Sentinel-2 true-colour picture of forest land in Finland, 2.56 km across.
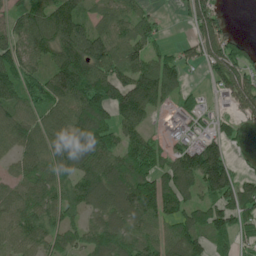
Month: June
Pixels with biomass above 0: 80%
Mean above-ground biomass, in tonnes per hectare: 89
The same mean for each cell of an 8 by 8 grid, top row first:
68 145 104 70 58 10 101 0
97 107 143 102 78 27 88 46
107 118 177 114 118 69 29 105
87 102 145 117 96 45 26 65
100 115 177 82 89 46 93 26
52 94 90 115 110 119 185 70
79 94 75 108 123 81 86 94
82 83 65 111 85 94 74 59
